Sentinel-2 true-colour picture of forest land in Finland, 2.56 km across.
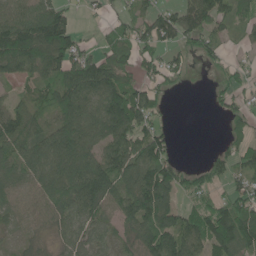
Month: June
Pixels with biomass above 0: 75%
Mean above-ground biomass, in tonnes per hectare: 72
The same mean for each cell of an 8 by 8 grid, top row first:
71 101 14 21 50 67 81 52
150 163 61 66 59 46 54 17
46 70 129 108 50 22 6 38
69 49 112 131 74 1 5 38
100 113 134 99 102 17 1 49
54 103 139 109 98 73 51 55
44 67 91 60 120 70 82 99
17 23 63 47 94 102 129 162
